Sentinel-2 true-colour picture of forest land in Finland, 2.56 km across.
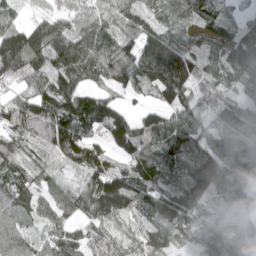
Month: April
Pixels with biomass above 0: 92%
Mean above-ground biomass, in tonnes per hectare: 101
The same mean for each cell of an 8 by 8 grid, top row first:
54 76 73 79 56 52 86 43
209 167 132 103 142 95 80 131
82 104 98 88 113 153 71 99
111 123 150 101 54 95 67 61
97 103 158 117 130 109 109 96
91 76 75 164 129 87 152 117
101 72 83 138 106 128 78 52
92 77 88 107 75 77 129 86
